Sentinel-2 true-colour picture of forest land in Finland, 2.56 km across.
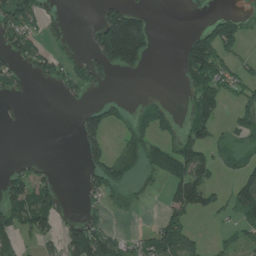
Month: July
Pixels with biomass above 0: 37%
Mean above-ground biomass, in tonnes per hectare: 54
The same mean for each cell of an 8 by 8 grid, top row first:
115 34 0 122 63 0 16 31
75 31 11 249 157 5 91 38
55 48 68 18 5 8 124 52
11 0 25 58 77 28 93 45
0 0 35 33 86 71 74 49
50 28 11 100 40 58 64 66
81 91 14 20 10 65 51 64
59 42 140 80 48 123 18 33
